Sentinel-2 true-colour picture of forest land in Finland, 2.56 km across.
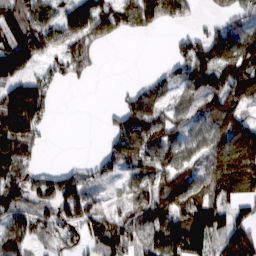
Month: February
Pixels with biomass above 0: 72%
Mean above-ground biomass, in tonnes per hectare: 88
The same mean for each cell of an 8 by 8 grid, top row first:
128 73 118 117 125 76 21 66
134 74 106 12 0 44 120 137
90 70 33 1 28 76 95 110
209 68 0 31 108 42 80 79
176 19 0 90 130 87 98 177
107 69 80 48 104 125 102 190
91 85 120 34 91 119 98 52
90 73 71 133 91 140 73 181
